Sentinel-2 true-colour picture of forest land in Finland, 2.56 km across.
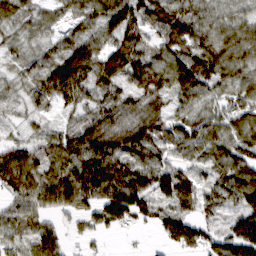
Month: March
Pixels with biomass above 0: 89%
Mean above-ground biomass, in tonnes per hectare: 71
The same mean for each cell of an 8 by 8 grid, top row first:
61 48 63 106 77 86 65 55
34 49 108 81 53 68 88 99
33 104 93 70 84 92 89 75
25 32 49 68 84 48 49 66
52 68 89 91 78 55 79 81
110 85 110 115 93 87 43 100
79 75 60 108 76 71 42 75
59 110 26 6 4 74 50 120
